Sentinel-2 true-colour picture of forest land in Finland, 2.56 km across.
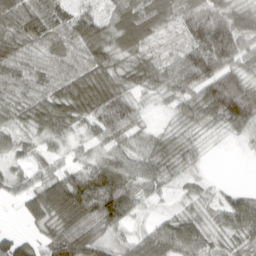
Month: March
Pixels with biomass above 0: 89%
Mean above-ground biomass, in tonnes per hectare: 54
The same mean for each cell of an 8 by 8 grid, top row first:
72 74 57 60 83 55 95 67
72 42 62 68 48 25 117 65
48 49 73 62 51 54 93 68
37 68 66 88 17 27 73 102
37 25 17 39 21 32 9 7
30 41 69 108 55 21 10 0
12 85 113 109 20 17 25 78
51 56 92 32 49 90 39 43
